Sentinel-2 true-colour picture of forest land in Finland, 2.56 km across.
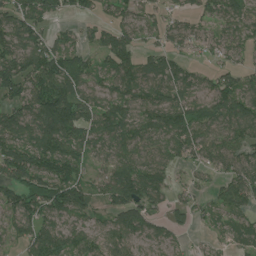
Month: July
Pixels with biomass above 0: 83%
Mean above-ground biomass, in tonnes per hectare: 82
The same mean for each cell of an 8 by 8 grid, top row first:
103 76 43 51 54 39 55 62
111 111 65 122 50 53 42 55
124 132 94 72 77 77 51 78
89 180 121 85 89 100 69 125
104 115 102 89 81 86 85 92
111 128 82 100 109 28 34 94
112 132 104 73 77 39 46 88
78 117 77 74 59 36 20 47
